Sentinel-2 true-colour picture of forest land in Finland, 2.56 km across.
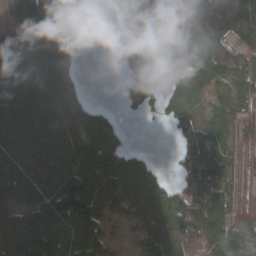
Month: March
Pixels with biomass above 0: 78%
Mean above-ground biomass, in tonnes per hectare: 60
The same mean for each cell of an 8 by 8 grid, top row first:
25 81 82 86 55 11 44 61
60 80 29 35 67 53 86 36
53 57 27 0 106 65 81 69
60 48 48 14 43 59 32 50
60 60 57 44 2 29 73 23
62 48 85 64 44 33 103 33
66 83 131 38 52 93 150 34
120 104 84 34 45 60 101 100
